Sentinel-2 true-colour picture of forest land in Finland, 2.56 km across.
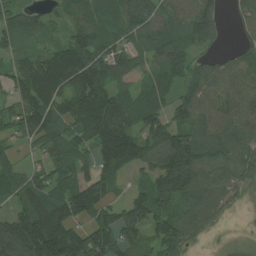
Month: July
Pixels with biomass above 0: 86%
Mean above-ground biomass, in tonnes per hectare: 95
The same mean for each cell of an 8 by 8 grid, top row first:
62 46 75 70 104 107 91 52
76 62 139 82 86 95 35 45
94 178 145 104 66 83 105 91
82 124 153 146 160 78 78 96
40 98 89 176 112 145 84 100
65 94 94 77 50 181 87 77
56 124 144 77 130 64 75 16
173 222 109 119 73 108 18 13
